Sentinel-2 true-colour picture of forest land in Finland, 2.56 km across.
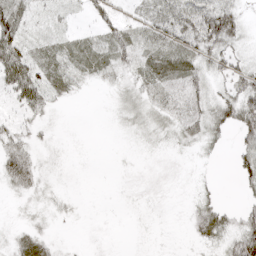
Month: April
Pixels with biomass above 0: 69%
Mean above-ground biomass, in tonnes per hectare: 21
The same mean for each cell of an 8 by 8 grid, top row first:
40 13 9 36 24 54 62 21
49 22 32 39 30 49 40 19
73 36 14 12 32 41 26 34
20 17 0 5 18 31 35 50
27 6 1 1 6 11 17 25
42 6 1 1 5 5 4 27
3 8 3 1 4 3 33 20
18 18 2 2 2 2 26 58
